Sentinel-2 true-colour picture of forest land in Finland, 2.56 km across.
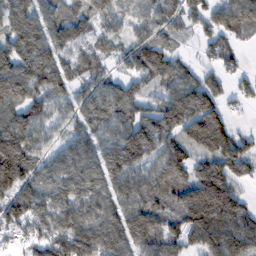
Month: February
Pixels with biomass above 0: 87%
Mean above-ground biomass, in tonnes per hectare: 109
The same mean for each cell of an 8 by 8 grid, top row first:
136 96 79 89 75 60 93 107
150 131 68 59 116 46 54 33
187 127 69 57 82 103 64 47
102 81 81 110 71 174 157 20
188 61 87 112 184 116 134 90
189 81 126 132 112 109 161 81
130 104 114 123 164 114 216 104
46 126 162 152 140 102 136 153
